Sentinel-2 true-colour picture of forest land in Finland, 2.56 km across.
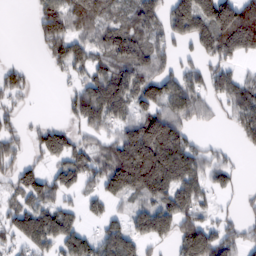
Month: February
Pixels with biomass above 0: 67%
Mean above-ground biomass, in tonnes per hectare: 75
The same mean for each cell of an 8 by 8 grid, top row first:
0 118 113 73 89 110 166 175
0 66 72 99 94 40 79 113
48 4 53 122 101 92 67 59
33 1 80 95 80 89 36 79
59 90 54 74 159 126 23 29
57 59 82 115 147 125 63 17
63 79 40 35 72 99 38 16
51 87 64 91 63 78 110 61
